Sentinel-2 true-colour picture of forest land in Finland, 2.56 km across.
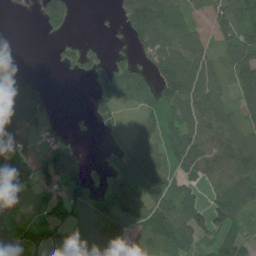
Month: July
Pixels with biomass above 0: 68%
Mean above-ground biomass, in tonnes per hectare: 67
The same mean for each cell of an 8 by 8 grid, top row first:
0 91 6 12 159 93 44 92
2 4 47 14 68 106 49 92
68 5 14 69 59 153 87 97
92 35 6 44 54 81 91 48
52 35 17 25 92 100 111 103
71 59 62 56 125 79 80 112
31 27 90 90 105 111 90 93
65 43 93 85 67 117 45 66
